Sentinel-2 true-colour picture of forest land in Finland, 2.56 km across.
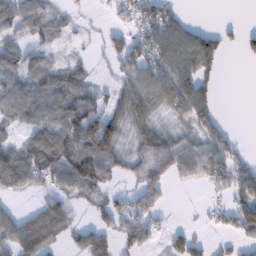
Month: February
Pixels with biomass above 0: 64%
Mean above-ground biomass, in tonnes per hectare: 52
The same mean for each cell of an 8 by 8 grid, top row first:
58 40 12 18 58 37 0 0
48 31 6 42 60 78 68 28
54 67 54 26 74 88 39 0
67 76 114 57 72 46 51 0
43 95 108 105 63 62 69 22
85 70 126 46 68 44 69 61
19 55 25 54 75 3 18 79
72 58 49 52 58 32 21 43
